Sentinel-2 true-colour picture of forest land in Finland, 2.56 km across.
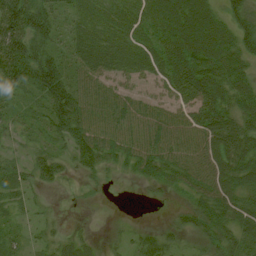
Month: July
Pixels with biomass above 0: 82%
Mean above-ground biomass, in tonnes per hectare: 46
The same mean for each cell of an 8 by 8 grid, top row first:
115 75 35 32 36 63 56 50
109 56 45 45 38 67 80 58
77 113 46 36 27 54 73 50
28 69 79 62 47 41 60 55
20 30 65 52 59 62 65 68
29 44 20 8 29 39 61 59
15 8 5 1 1 13 52 56
19 19 12 6 31 20 30 48
